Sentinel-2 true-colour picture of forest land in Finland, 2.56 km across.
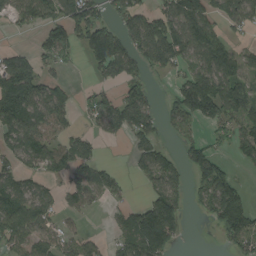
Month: August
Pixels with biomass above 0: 61%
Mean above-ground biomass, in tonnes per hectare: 80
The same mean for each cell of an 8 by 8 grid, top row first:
69 82 124 53 88 122 87 101
31 95 77 186 109 110 113 40
170 66 4 56 68 48 111 90
175 113 33 105 105 94 119 87
84 86 85 9 70 30 53 81
61 55 72 60 54 66 116 23
95 61 49 34 91 99 66 116
77 60 60 46 149 54 0 99
